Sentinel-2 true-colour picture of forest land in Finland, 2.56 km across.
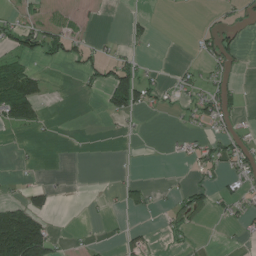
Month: July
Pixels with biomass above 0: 26%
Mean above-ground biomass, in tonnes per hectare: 27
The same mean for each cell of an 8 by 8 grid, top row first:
21 18 10 0 10 1 7 28
49 49 34 13 8 0 41 35
103 17 17 85 45 19 28 13
100 9 0 47 29 15 52 20
3 1 1 0 0 9 34 45
4 1 0 2 2 2 26 37
60 36 0 6 30 30 35 28
233 104 7 3 23 17 2 9
